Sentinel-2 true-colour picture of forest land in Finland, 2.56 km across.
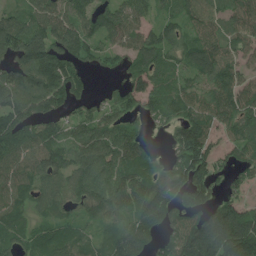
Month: July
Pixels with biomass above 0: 85%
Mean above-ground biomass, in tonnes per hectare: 96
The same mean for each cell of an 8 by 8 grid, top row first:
61 104 104 105 68 83 98 108
143 154 110 69 104 103 109 87
126 150 75 18 110 78 99 90
121 92 56 73 70 83 97 121
126 110 89 110 60 86 104 87
116 99 104 116 104 106 111 51
89 64 68 98 119 100 81 79
74 93 86 96 84 95 140 151
